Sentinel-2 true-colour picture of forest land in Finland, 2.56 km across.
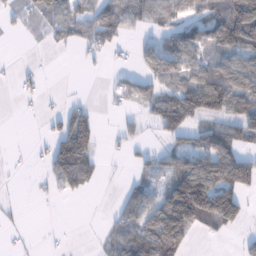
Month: January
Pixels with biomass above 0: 53%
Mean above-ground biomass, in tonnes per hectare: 56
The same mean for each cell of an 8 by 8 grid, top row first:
20 57 60 74 60 58 76 169
0 13 40 45 32 96 76 104
15 3 1 16 50 77 125 122
3 12 61 15 30 120 97 83
1 36 143 12 21 47 80 78
2 44 84 2 31 100 150 133
7 1 0 16 82 175 157 96
8 3 0 43 96 121 8 13
